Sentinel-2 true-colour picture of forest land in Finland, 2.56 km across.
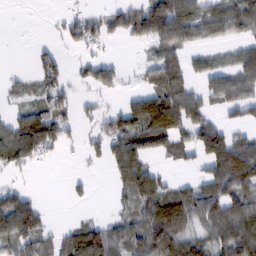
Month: February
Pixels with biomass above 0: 59%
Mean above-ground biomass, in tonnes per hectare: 60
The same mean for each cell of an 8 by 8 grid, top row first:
0 4 45 53 112 127 76 91
0 21 35 9 24 78 29 40
14 70 24 39 26 83 59 83
36 80 20 41 122 123 52 57
96 82 19 74 86 66 117 70
17 0 13 40 100 14 70 109
112 19 6 15 74 114 92 84
83 44 109 81 90 102 60 85
